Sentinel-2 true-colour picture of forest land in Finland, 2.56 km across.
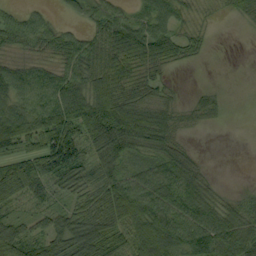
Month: September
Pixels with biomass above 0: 78%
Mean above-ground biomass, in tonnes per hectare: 58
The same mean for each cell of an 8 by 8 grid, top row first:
32 18 29 55 34 50 8 22
45 50 74 88 88 58 16 0
78 62 70 83 55 6 1 0
78 73 106 132 80 40 37 0
67 89 85 125 77 50 0 0
131 79 66 66 57 95 30 0
39 41 51 80 82 76 70 35
68 59 91 79 96 88 85 77
